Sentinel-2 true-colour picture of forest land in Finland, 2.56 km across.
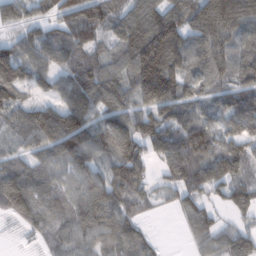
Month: February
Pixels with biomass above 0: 88%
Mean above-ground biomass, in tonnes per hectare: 102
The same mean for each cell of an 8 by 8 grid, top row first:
89 79 142 84 130 121 187 157
94 104 107 67 187 157 131 87
135 72 111 104 183 149 81 81
93 78 139 105 106 109 73 133
63 84 125 121 115 133 132 105
96 77 85 97 80 109 144 97
62 84 101 116 46 50 81 90
3 49 94 109 88 2 89 110
